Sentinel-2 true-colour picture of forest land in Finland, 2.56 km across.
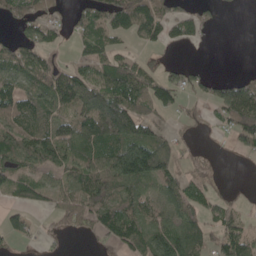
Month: May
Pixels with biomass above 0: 64%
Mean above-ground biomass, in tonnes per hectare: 62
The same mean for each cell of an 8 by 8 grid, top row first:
63 53 42 85 106 48 28 2
54 51 29 48 20 16 6 0
74 89 84 104 75 38 40 41
86 82 88 144 62 24 17 118
103 113 111 133 143 50 3 42
65 43 86 104 130 60 30 0
42 29 87 104 67 77 49 19
31 21 10 47 88 125 57 75
